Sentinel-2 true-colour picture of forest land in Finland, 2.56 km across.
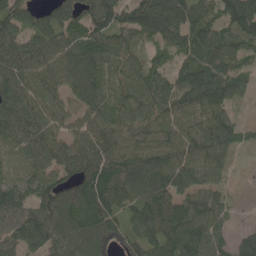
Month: May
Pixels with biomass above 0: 88%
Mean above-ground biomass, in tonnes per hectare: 100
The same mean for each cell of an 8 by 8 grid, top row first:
94 60 85 125 125 112 80 143
98 110 121 102 52 87 134 81
118 107 117 82 108 102 141 79
116 113 78 94 95 126 134 21
82 107 99 116 109 128 140 43
43 103 114 119 132 122 101 4
122 95 108 125 114 109 116 13
94 96 102 84 99 127 125 57
